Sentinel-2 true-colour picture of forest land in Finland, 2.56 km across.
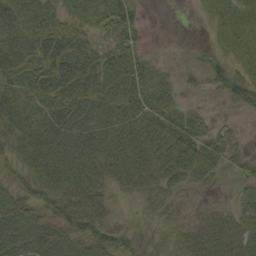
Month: September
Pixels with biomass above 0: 79%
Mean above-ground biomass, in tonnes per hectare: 36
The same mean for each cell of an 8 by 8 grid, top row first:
45 37 25 47 9 0 17 41
50 60 47 33 15 1 11 41
47 54 68 52 44 13 20 38
53 48 57 52 53 40 10 12
48 60 61 54 58 60 41 10
26 57 56 36 45 39 22 16
42 32 48 11 8 14 10 21
52 49 42 36 12 20 40 35
